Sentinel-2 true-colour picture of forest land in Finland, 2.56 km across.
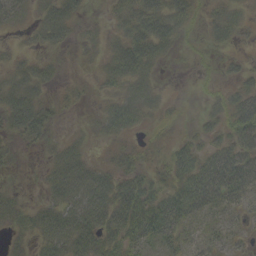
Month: September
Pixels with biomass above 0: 71%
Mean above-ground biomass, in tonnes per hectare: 31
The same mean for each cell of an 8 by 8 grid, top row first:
26 44 24 18 65 48 19 22
9 20 10 29 61 17 10 8
36 24 5 37 41 1 6 24
51 24 3 34 33 8 14 52
13 18 19 10 9 21 28 60
5 27 56 38 29 39 74 70
30 37 56 71 59 68 45 23
18 43 64 41 37 22 21 14
